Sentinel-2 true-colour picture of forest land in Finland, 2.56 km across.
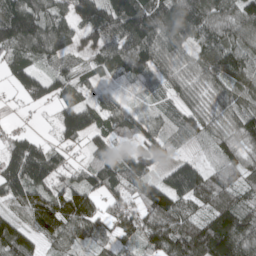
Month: April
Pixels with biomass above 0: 88%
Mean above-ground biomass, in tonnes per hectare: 94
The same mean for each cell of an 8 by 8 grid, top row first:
188 108 111 158 181 153 120 106
113 107 61 108 138 88 107 98
70 80 58 39 47 62 83 91
9 18 108 81 45 51 66 95
93 49 46 79 93 26 30 79
158 118 59 111 105 112 92 78
72 145 143 68 99 109 82 100
108 65 59 59 95 156 168 194
